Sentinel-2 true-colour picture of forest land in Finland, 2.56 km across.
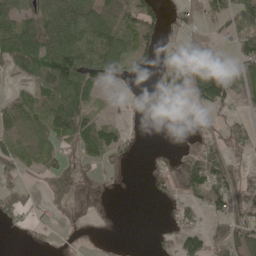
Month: May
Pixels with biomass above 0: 58%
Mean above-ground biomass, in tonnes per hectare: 57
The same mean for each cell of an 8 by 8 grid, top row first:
93 108 108 122 107 28 54 91
111 119 96 103 70 30 48 56
31 120 111 49 13 54 151 74
74 105 97 27 15 12 43 21
64 58 63 73 5 11 45 42
45 32 25 13 9 78 134 62
45 16 27 3 0 33 73 74
1 10 6 9 0 66 76 95
